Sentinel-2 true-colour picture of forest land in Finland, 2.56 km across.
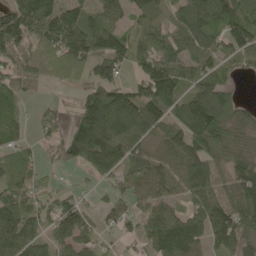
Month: May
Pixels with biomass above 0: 82%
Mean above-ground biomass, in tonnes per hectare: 96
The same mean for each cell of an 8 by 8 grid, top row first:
158 201 85 67 96 85 142 118
124 103 143 139 127 102 94 94
79 43 47 96 125 134 95 18
46 35 92 175 144 100 183 70
47 42 158 140 82 114 127 79
64 27 16 73 106 113 118 118
120 77 64 47 63 61 114 123
135 66 73 15 69 166 75 84
